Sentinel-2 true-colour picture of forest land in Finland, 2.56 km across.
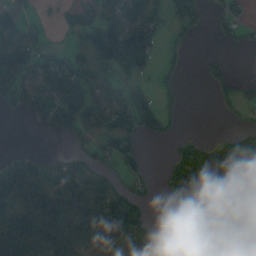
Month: September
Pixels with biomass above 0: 56%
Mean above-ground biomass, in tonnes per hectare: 69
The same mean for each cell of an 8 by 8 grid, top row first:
53 9 31 70 91 55 24 38
123 42 65 159 95 14 3 13
111 88 110 45 20 12 38 34
28 127 141 89 107 25 0 17
1 3 32 58 26 25 32 46
169 106 100 42 31 65 103 76
122 174 122 137 61 54 91 76
153 138 124 77 144 32 94 49
